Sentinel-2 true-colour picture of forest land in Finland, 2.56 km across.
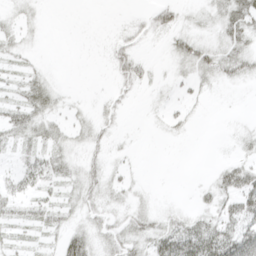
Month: April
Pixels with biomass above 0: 50%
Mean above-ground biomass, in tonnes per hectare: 15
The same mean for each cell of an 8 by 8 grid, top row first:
13 2 0 0 8 18 16 33
16 1 0 13 6 19 25 25
12 15 0 10 13 10 17 16
23 27 7 11 3 9 2 1
22 24 14 9 0 2 0 9
24 30 24 13 3 0 4 29
19 24 21 17 14 9 13 33
14 10 34 25 28 48 48 42
